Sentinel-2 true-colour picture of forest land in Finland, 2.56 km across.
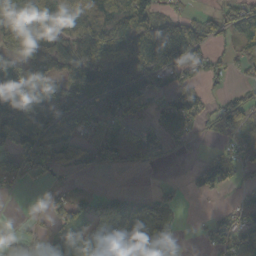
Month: October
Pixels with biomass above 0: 67%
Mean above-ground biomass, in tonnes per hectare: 65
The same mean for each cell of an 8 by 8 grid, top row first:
121 74 63 71 96 34 39 84
108 108 69 64 92 108 48 35
137 82 75 121 75 62 35 18
114 86 114 90 42 89 35 88
106 97 53 89 51 27 6 48
56 55 21 6 2 1 84 34
0 25 59 93 72 32 7 46
44 58 110 136 132 31 48 86
